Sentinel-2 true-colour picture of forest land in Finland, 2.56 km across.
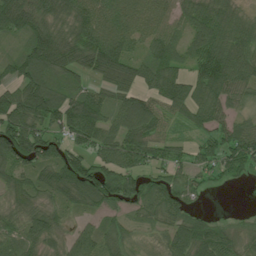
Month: July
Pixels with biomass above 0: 85%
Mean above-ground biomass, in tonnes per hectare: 75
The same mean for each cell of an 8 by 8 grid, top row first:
116 75 88 91 78 59 99 56
32 140 101 118 54 67 104 93
82 92 47 77 74 89 110 93
107 111 133 70 104 56 81 37
139 98 76 89 93 41 63 122
56 66 122 104 69 61 45 38
41 51 43 48 62 72 11 4
57 56 73 53 11 70 92 44
